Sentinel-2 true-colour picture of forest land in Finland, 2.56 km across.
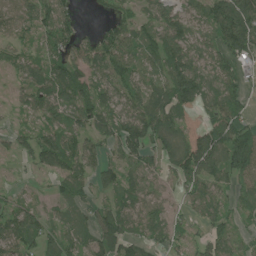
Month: July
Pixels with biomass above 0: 82%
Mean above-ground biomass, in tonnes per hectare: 76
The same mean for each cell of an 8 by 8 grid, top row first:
71 94 35 56 49 80 84 143
40 52 72 120 73 109 62 107
38 112 90 93 63 131 82 53
31 76 89 80 111 114 76 67
46 93 67 72 105 117 167 116
15 45 84 54 60 71 106 75
59 29 62 63 70 28 87 48
93 64 55 106 68 52 66 42
